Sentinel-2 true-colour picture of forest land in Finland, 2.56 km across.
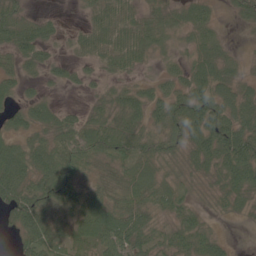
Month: June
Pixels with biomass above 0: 84%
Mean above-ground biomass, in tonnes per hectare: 45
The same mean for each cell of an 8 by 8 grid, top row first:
44 19 11 79 42 32 34 29
52 27 32 80 55 21 44 5
37 21 22 27 19 38 64 29
32 37 22 52 51 61 79 58
42 59 66 76 43 41 77 89
83 81 42 48 44 23 33 76
65 71 64 49 44 47 14 26
20 73 45 67 47 49 47 1
